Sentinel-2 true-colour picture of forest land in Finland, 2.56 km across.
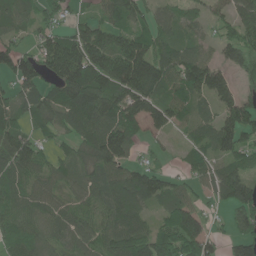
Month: June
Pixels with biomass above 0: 83%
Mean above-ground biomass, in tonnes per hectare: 86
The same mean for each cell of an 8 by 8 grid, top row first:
58 55 36 68 63 56 48 77
63 104 146 127 126 72 37 94
106 80 163 156 174 97 144 34
73 82 124 114 105 78 41 142
102 36 65 153 31 14 70 104
99 67 56 87 103 31 68 88
84 72 54 85 63 100 30 106
84 73 71 91 119 153 94 86
